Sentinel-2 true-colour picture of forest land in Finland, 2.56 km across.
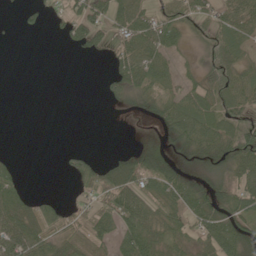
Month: June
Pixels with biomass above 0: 61%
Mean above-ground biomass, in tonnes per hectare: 42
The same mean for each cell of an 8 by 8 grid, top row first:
7 13 53 54 52 61 48 73
0 0 23 39 69 38 41 42
0 0 0 34 64 42 50 58
0 0 0 4 26 72 74 61
0 0 3 0 24 48 75 86
33 0 56 56 67 62 39 58
62 45 17 76 73 54 69 58
94 52 55 48 73 43 65 81
